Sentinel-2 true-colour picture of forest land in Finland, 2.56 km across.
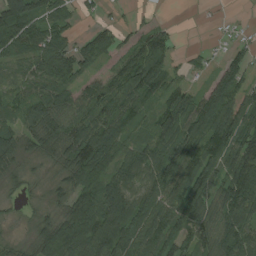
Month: August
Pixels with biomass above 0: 82%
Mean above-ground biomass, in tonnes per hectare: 84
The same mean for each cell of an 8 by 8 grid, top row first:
161 92 36 13 13 0 2 4
102 119 67 62 105 33 11 35
63 112 70 76 147 42 40 76
69 110 78 102 61 130 124 106
86 78 142 99 77 123 116 110
38 29 97 92 115 114 113 150
21 37 106 135 99 114 106 125
26 117 134 138 94 101 83 113
